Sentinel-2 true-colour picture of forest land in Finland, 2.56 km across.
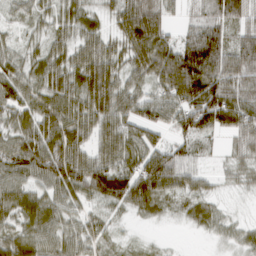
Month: March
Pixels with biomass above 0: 88%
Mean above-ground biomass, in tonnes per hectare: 56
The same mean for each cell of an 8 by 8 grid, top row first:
21 32 53 36 93 18 56 66
28 41 54 50 98 81 115 70
58 60 69 71 46 113 108 72
56 73 72 73 49 65 108 76
64 82 66 70 67 38 18 46
57 71 86 108 100 71 21 26
63 59 33 33 48 18 30 4
67 56 54 22 7 2 8 26
